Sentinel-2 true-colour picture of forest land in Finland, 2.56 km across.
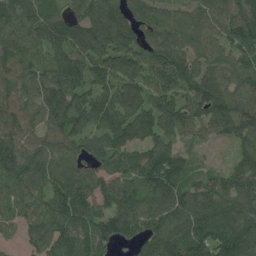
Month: July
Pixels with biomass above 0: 93%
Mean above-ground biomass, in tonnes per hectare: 108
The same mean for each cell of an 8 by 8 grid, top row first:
114 104 98 118 87 75 99 120
96 108 125 124 102 114 97 122
88 105 124 104 104 139 119 92
91 110 116 123 118 136 137 144
124 90 78 112 96 88 42 102
126 100 94 113 123 153 62 119
96 105 135 113 101 120 116 110
34 106 116 100 84 111 149 133
